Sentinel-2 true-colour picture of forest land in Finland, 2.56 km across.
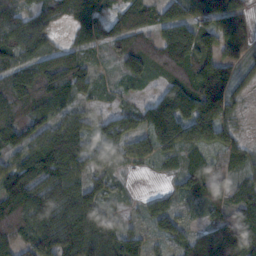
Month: November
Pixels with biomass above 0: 90%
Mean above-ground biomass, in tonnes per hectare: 92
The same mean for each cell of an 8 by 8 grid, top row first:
74 56 72 68 101 105 97 98
68 61 64 55 80 183 108 97
105 130 116 26 51 96 199 66
88 84 54 54 81 203 193 40
90 120 109 99 66 114 93 75
134 153 78 51 7 55 120 54
121 127 131 49 38 50 69 87
69 150 131 101 65 62 107 122
